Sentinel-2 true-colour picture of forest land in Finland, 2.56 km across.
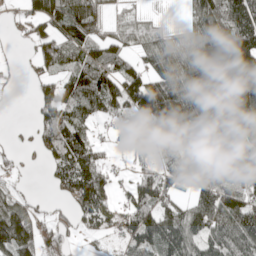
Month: May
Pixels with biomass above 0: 75%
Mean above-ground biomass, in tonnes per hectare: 88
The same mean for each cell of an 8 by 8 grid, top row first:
21 117 132 29 30 5 113 151
5 81 98 93 69 95 192 198
4 44 122 108 117 151 202 238
0 87 95 63 119 198 159 154
9 90 125 24 73 110 56 55
23 23 160 38 75 49 70 99
104 23 99 50 94 59 102 111
166 68 15 19 87 111 75 103
